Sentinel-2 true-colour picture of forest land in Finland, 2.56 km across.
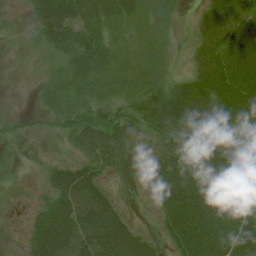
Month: July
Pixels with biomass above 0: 87%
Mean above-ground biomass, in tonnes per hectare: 42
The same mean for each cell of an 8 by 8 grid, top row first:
11 62 38 29 22 14 44 62
9 24 46 25 13 6 56 67
7 15 28 29 25 29 76 79
7 18 34 33 53 72 71 65
9 6 47 58 24 41 50 11
7 33 64 34 34 81 81 75
6 44 79 51 7 79 83 63
8 89 73 87 39 45 70 69
